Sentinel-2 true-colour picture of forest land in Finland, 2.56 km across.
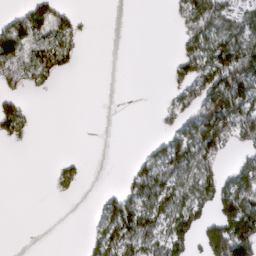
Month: March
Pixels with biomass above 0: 43%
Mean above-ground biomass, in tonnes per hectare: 49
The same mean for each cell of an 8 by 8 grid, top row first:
51 92 14 0 0 24 119 71
111 72 18 0 0 14 106 135
51 31 0 0 0 29 107 147
68 0 0 0 0 37 141 127
10 0 0 0 9 87 135 70
0 4 21 0 75 83 76 78
0 0 0 57 90 86 51 130
0 0 5 76 76 76 81 178
